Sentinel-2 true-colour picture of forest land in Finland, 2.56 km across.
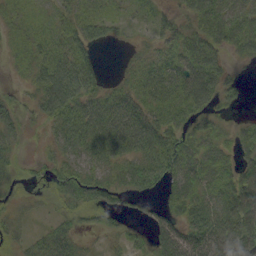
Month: September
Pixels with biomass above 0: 77%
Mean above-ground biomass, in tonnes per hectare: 41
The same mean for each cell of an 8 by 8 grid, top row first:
24 27 37 28 14 25 52 42
26 54 44 7 18 38 50 35
10 74 87 13 42 52 67 15
28 49 62 69 54 59 40 8
22 18 59 74 64 54 41 36
17 26 52 39 67 58 53 54
18 7 37 32 14 37 57 75
22 43 21 13 15 68 86 83
